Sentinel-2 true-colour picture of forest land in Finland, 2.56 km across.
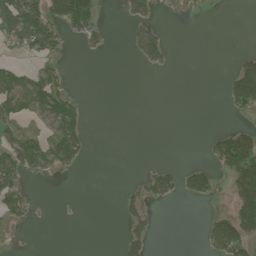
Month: June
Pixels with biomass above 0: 27%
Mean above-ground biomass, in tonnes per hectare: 34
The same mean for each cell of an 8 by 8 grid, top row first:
103 90 154 0 51 7 3 0
38 67 16 7 67 4 0 4
59 70 0 0 0 0 0 146
52 72 35 0 0 0 0 26
70 69 54 0 0 0 29 143
69 22 5 0 29 50 65 115
62 1 1 0 47 1 6 96
2 0 0 1 49 0 50 92
